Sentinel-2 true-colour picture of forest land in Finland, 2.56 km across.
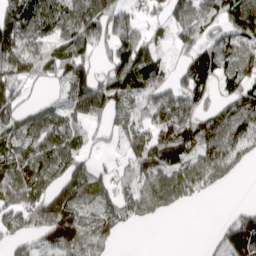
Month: April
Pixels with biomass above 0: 75%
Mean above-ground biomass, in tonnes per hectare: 97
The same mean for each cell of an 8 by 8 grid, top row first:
124 157 153 152 52 80 92 149
144 133 177 117 122 53 95 110
119 71 153 156 181 77 89 98
113 94 107 142 100 201 70 97
85 122 74 30 120 123 85 92
113 105 112 56 86 107 88 24
113 141 88 81 96 40 0 42
60 76 86 43 0 0 16 150
